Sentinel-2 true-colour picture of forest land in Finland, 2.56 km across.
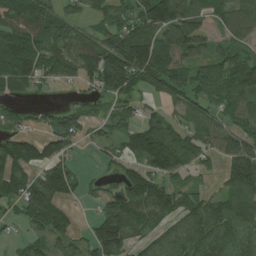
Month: July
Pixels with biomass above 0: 77%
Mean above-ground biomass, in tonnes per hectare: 75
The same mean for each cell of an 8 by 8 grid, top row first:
99 81 40 63 102 158 70 84
129 81 75 102 112 114 54 61
92 42 62 136 82 81 82 114
29 34 50 41 41 38 54 64
99 84 31 40 121 95 59 126
86 81 29 27 94 50 20 128
40 131 13 84 100 79 93 120
16 72 39 106 49 87 81 79
